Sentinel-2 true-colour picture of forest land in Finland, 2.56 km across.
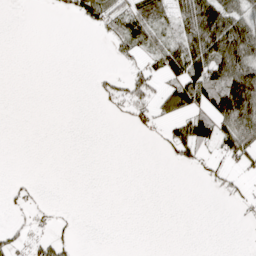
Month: April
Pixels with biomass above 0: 32%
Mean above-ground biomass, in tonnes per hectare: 29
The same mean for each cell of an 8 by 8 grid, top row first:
0 1 33 56 64 67 128 69
0 0 0 16 39 60 114 114
0 0 0 20 49 66 110 188
0 0 0 8 26 75 79 178
0 0 0 0 1 55 53 102
2 0 0 0 0 0 13 14
7 6 0 0 0 0 0 10
24 30 5 0 0 0 0 1
